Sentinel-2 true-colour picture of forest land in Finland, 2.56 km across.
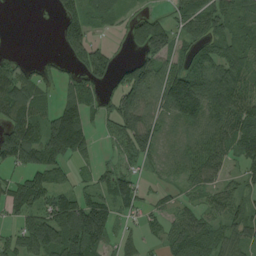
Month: August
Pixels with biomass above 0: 73%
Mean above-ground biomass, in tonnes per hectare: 72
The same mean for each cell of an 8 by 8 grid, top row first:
0 6 89 47 45 49 79 49
1 0 104 31 96 69 68 64
94 31 75 61 121 148 106 81
98 58 118 71 106 90 98 98
143 139 129 25 109 36 92 89
48 84 25 83 27 33 65 40
69 96 134 85 37 43 51 50
56 125 126 47 35 80 81 55
